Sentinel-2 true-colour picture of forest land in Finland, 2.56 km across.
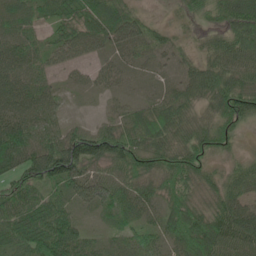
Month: June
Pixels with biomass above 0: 92%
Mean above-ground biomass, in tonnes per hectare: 60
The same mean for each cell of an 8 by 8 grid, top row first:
60 46 68 77 29 26 51 97
61 41 59 48 46 31 52 77
58 32 16 29 14 35 88 75
65 55 4 22 49 82 47 81
137 84 97 85 80 78 67 21
65 96 73 53 72 81 43 50
87 76 28 52 51 72 52 68
69 101 62 30 43 65 115 92
